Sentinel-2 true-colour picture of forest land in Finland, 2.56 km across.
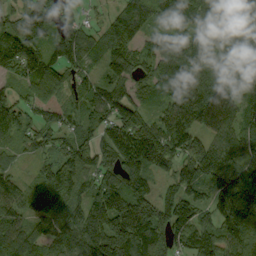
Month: September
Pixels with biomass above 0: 92%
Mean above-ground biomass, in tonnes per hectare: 127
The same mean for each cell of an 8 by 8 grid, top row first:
90 149 60 61 113 107 140 150
164 124 152 94 68 127 146 107
78 155 90 109 71 175 127 107
128 81 85 132 81 148 172 123
66 90 113 131 193 154 111 141
66 93 136 126 119 127 155 116
81 133 124 217 181 112 115 110
128 111 215 278 235 136 163 116
